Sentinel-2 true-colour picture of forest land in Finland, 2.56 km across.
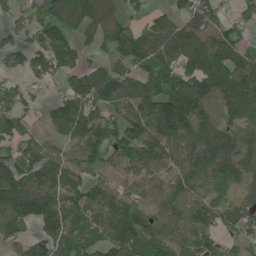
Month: June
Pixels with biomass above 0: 81%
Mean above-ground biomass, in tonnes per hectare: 98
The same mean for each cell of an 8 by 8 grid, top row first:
41 64 108 60 44 74 112 45
73 106 60 63 112 131 166 105
36 55 94 133 89 123 139 165
89 37 147 74 119 167 94 119
68 65 77 115 127 77 121 131
145 125 78 63 83 89 90 100
158 173 107 123 91 95 97 93
51 102 105 107 147 113 65 54
